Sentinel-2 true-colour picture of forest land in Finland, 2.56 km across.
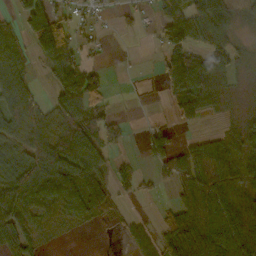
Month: October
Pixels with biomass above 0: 64%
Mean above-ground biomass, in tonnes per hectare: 54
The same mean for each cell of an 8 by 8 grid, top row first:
39 98 23 11 16 68 139 47
44 94 38 2 3 101 77 30
65 27 91 7 2 109 91 16
81 62 93 25 1 34 30 12
55 89 119 33 29 38 53 39
88 118 107 49 16 88 85 51
82 46 88 44 1 46 72 69
70 10 1 2 42 58 89 88
